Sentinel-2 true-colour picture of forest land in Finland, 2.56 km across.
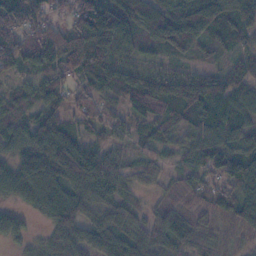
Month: November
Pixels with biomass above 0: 93%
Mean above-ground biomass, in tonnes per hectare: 71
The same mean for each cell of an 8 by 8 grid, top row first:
126 57 69 131 109 110 138 95
88 114 83 86 48 87 55 45
34 66 45 70 58 77 76 69
67 72 46 41 66 67 100 77
67 127 93 47 39 43 85 72
87 101 99 65 39 32 50 88
34 81 84 48 28 58 59 83
33 51 68 75 66 84 59 38
